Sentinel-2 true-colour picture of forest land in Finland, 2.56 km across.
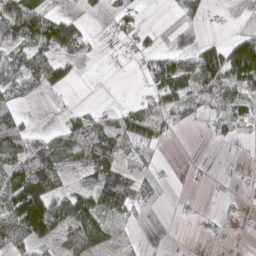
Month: April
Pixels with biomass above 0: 53%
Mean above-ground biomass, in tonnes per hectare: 51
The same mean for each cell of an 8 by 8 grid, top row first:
126 85 35 42 15 19 20 23
62 79 61 2 41 15 64 114
72 82 13 0 31 139 112 96
30 2 41 36 91 64 36 52
85 55 78 94 66 4 9 5
111 96 23 102 30 5 10 14
146 129 100 84 20 5 1 10
59 65 81 35 9 0 2 1
